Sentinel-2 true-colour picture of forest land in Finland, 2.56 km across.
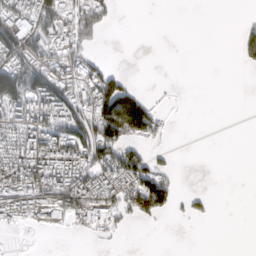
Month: March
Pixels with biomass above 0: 39%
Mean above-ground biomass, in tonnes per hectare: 41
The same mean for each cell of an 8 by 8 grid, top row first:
92 74 61 21 0 0 0 2
116 63 51 0 0 0 0 30
150 96 71 72 0 1 0 0
67 90 73 162 131 1 0 0
64 80 97 107 37 1 0 0
84 87 74 74 112 24 0 0
42 51 77 56 91 25 14 0
1 0 2 10 0 0 0 0
